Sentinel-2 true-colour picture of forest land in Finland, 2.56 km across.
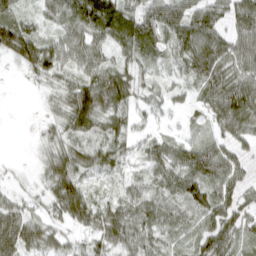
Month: April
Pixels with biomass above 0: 87%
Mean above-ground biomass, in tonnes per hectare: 53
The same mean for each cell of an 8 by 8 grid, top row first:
53 36 80 95 65 71 67 68
87 62 68 43 61 60 79 74
3 35 58 84 34 30 84 79
0 17 93 69 27 17 47 91
0 38 44 53 34 41 51 37
7 54 65 34 39 64 82 42
45 38 80 46 59 49 68 53
91 54 26 59 60 35 67 52
